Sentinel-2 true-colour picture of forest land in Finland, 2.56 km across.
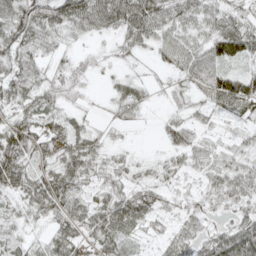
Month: May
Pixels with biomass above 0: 83%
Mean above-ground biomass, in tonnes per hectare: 47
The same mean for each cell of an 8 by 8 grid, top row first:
68 75 91 90 95 56 48 41
59 37 19 22 34 63 64 82
63 38 27 17 21 28 73 90
50 52 23 18 15 19 33 60
90 49 54 23 1 45 29 25
68 57 56 40 23 31 36 55
27 56 46 80 67 24 31 41
24 40 59 61 18 47 58 106
